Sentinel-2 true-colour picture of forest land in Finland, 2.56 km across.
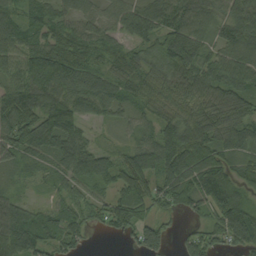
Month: September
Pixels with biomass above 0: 90%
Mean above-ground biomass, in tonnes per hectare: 83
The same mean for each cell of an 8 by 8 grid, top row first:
88 89 67 58 97 100 74 116
85 121 116 67 69 131 60 110
65 121 102 81 84 115 95 90
141 113 83 49 51 94 109 85
81 100 73 20 51 124 113 86
29 42 75 66 79 126 149 68
66 37 71 101 84 62 77 132
94 70 55 11 84 20 66 97
